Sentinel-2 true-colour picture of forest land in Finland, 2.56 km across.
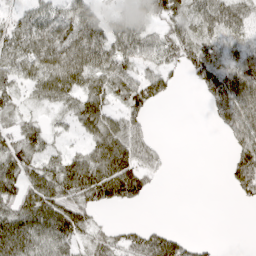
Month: April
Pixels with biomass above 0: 67%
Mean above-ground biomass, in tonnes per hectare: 47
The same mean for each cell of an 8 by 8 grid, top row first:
42 51 72 32 33 55 59 54
73 93 98 75 49 58 51 31
51 81 77 71 57 16 56 69
34 21 57 43 38 0 16 73
52 32 22 87 40 0 0 47
71 67 111 108 58 1 0 47
63 89 65 26 7 0 0 6
91 74 41 38 52 43 6 0
